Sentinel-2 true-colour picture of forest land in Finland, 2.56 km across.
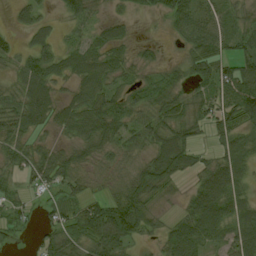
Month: August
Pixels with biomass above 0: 79%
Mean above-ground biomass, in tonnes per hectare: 43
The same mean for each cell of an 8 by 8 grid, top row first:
25 15 47 20 14 60 40 26
27 45 38 47 14 12 72 43
27 58 44 40 21 25 64 85
49 53 55 61 39 43 47 82
44 24 35 40 39 78 19 46
34 53 27 13 57 49 62 49
29 28 52 69 47 11 97 58
11 41 54 73 18 59 48 66
